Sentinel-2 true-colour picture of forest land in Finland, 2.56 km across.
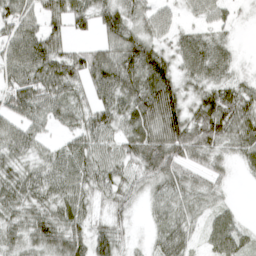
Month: April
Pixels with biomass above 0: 86%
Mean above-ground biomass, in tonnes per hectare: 58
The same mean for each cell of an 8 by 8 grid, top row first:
75 65 60 73 50 24 41 11
79 88 30 60 83 52 80 14
64 90 59 96 97 68 64 36
66 59 48 67 95 92 81 74
64 31 59 47 87 96 62 57
63 69 68 59 65 57 38 9
59 63 53 46 21 46 36 10
47 76 60 69 11 50 31 42
